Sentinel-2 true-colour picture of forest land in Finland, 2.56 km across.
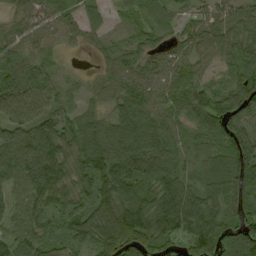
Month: September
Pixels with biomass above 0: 93%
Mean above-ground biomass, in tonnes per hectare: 68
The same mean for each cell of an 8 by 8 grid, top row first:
43 53 48 19 41 35 49 62
58 39 18 34 47 42 60 81
79 51 13 56 66 67 39 77
79 70 49 57 71 59 91 91
93 103 78 98 88 47 51 73
60 103 62 104 90 62 60 109
43 81 63 110 110 107 85 100
61 51 55 95 85 64 117 104
